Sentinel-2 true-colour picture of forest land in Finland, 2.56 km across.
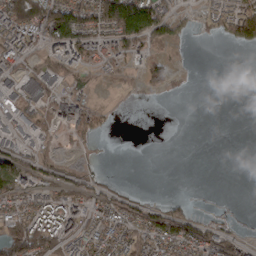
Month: March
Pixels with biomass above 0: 50%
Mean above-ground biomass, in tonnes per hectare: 43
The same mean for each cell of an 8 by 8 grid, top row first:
109 137 97 144 144 50 31 84
69 58 89 61 45 16 1 24
19 44 29 20 50 17 0 0
37 38 60 14 0 0 0 0
45 13 14 1 0 0 0 0
105 37 32 4 0 0 0 0
82 80 65 64 44 31 3 0
116 97 60 72 93 107 59 23
